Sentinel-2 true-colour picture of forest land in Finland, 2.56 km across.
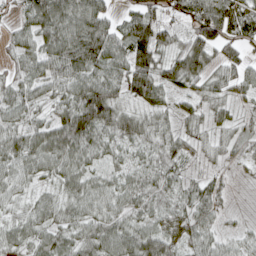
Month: April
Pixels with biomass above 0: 94%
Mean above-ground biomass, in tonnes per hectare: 54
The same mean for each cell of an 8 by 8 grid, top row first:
27 86 82 35 68 40 90 81
39 66 88 68 110 53 83 46
42 51 62 61 94 73 56 45
46 33 100 79 41 35 40 28
61 77 83 47 50 47 28 35
52 38 52 32 46 40 33 16
30 45 45 48 53 49 56 14
44 54 53 67 72 54 50 32
